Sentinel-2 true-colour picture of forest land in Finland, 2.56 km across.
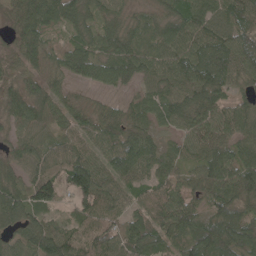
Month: May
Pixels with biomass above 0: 94%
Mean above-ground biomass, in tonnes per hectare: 74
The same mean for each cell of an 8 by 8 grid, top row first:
65 85 62 53 37 78 89 91
57 56 64 71 56 93 99 89
51 62 45 58 54 80 101 62
68 64 54 47 54 76 80 73
46 79 75 74 74 34 81 78
54 133 133 80 63 58 80 89
79 75 62 83 71 97 62 80
60 98 100 107 95 69 117 95
